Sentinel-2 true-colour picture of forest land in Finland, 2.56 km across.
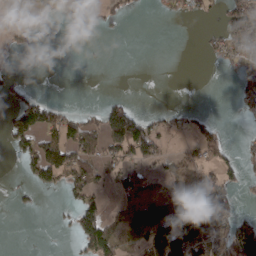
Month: March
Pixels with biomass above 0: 36%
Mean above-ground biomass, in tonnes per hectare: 39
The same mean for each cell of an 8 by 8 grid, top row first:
16 22 62 19 2 17 10 92
19 4 1 0 0 0 21 57
15 0 0 0 0 0 0 43
68 57 18 81 22 16 7 14
56 82 73 82 109 8 47 13
4 80 81 37 38 43 49 35
8 1 79 18 78 82 96 25
0 0 62 86 87 148 99 121
